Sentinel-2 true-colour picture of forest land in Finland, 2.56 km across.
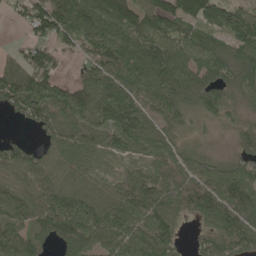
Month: May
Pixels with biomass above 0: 88%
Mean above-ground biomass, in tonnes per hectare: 102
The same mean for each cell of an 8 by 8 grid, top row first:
31 154 132 163 133 143 155 100
27 83 70 128 135 118 94 113
146 106 69 128 130 150 109 92
69 132 131 151 100 91 65 34
49 55 120 72 71 53 19 55
99 100 79 32 78 106 107 113
115 136 134 108 127 93 138 164
121 73 136 112 132 59 65 128
